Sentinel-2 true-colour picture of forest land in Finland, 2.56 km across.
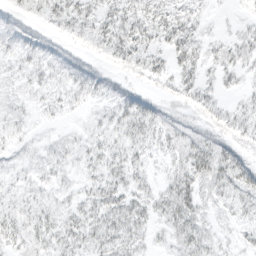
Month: March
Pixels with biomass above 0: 84%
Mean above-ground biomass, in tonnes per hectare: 17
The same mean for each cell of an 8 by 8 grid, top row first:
21 29 25 21 28 29 8 6
15 12 16 27 23 30 16 21
9 11 18 15 16 24 10 13
9 7 5 12 27 13 22 14
8 7 10 14 16 19 23 19
9 10 8 17 14 23 29 24
12 11 16 28 22 33 13 12
18 18 21 25 13 17 16 10
